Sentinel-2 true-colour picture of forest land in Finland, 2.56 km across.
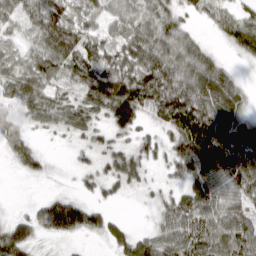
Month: March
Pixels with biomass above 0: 84%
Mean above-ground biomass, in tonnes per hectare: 62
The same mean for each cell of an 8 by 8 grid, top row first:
59 92 54 46 56 46 36 49
32 82 97 60 78 76 27 62
69 67 82 98 114 98 91 25
49 71 71 96 71 119 101 59
62 6 21 38 40 70 147 90
9 19 25 53 35 42 101 90
4 97 85 18 8 72 85 57
90 23 17 45 57 84 87 86
